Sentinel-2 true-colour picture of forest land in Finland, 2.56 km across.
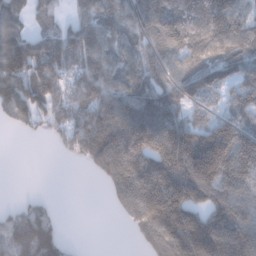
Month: January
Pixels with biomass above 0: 78%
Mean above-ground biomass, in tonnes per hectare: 133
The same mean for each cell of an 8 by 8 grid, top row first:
99 59 83 122 209 138 139 114
185 129 147 93 109 135 124 130
160 145 95 123 124 124 109 82
108 96 103 180 180 88 52 97
0 18 127 253 213 201 222 191
0 0 3 215 244 218 208 210
51 46 0 45 279 278 168 156
151 156 2 0 136 286 303 250
